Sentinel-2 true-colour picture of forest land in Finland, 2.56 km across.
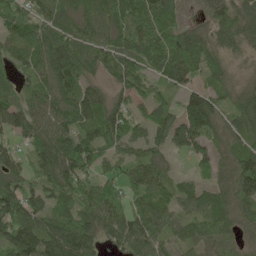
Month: May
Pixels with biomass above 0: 89%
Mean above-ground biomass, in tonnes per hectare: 78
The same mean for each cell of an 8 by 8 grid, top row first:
83 76 59 82 89 43 45 88
75 114 79 78 77 95 77 46
55 83 81 44 70 68 52 32
83 91 95 93 50 64 157 84
37 96 98 79 75 58 70 57
77 84 93 66 110 40 45 115
103 71 91 107 74 71 117 70
139 106 104 52 104 58 72 43
